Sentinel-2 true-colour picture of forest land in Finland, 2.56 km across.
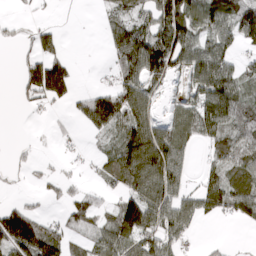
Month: March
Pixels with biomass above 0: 60%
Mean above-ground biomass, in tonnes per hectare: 57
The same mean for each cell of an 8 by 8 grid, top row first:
7 3 0 32 48 112 71 97
12 39 0 43 135 104 82 39
19 170 11 29 108 37 134 70
3 11 32 124 81 43 102 86
5 2 11 38 148 91 45 93
5 23 13 58 139 79 34 75
61 9 55 32 67 96 43 73
106 124 27 70 73 44 9 1
